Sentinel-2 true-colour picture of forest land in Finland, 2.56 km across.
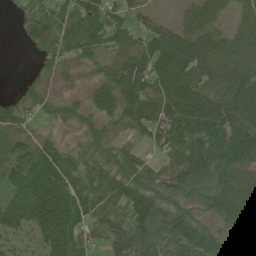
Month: June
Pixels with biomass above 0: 88%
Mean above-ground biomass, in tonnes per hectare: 71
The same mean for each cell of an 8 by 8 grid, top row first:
20 79 88 65 41 24 72 38
4 56 63 70 76 124 84 77
4 31 22 86 99 114 75 89
56 32 34 64 92 111 122 110
88 53 19 33 39 87 123 128
102 139 65 55 48 78 80 92
115 157 104 57 69 42 56 112
38 100 68 69 53 62 63 56
